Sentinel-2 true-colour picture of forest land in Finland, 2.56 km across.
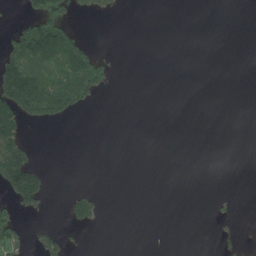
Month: July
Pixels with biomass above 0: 16%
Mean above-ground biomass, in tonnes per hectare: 29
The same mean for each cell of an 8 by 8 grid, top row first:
12 131 18 10 0 0 0 0
94 162 84 2 0 0 0 0
174 95 106 28 0 0 0 0
155 124 35 0 0 0 0 0
123 0 0 0 0 0 0 0
187 33 0 0 0 0 0 0
56 12 52 0 0 0 4 3
56 52 4 0 0 0 0 16
